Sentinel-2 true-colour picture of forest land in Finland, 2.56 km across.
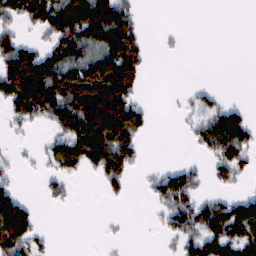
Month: February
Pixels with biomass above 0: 48%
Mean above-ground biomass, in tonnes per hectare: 54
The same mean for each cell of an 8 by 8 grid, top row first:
81 117 135 131 11 0 0 0
99 62 85 115 37 6 0 0
157 119 112 126 23 0 2 0
74 90 116 142 47 7 56 38
9 34 118 110 25 0 64 82
19 37 27 85 12 84 31 34
115 11 1 2 2 89 62 71
98 15 0 6 0 41 95 97
